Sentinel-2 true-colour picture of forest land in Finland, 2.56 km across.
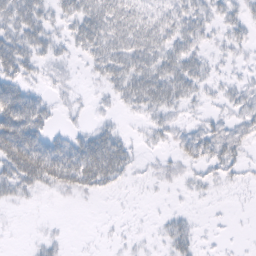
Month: February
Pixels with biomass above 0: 62%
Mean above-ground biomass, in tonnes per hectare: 21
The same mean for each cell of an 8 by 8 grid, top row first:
38 22 34 39 24 26 23 18
40 21 20 35 39 30 13 12
37 11 4 25 39 41 16 10
62 21 5 8 18 14 9 22
70 36 33 44 7 17 34 23
45 49 52 37 4 9 12 8
6 1 1 1 1 3 1 1
1 8 1 2 3 26 2 1
